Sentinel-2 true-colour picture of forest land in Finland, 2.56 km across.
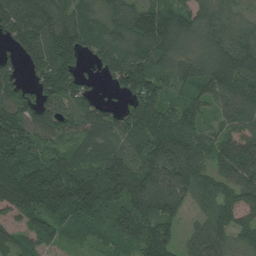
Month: July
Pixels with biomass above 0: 90%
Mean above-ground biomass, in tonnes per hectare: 104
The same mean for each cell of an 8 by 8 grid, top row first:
147 109 99 105 121 112 89 55
72 149 107 110 121 110 100 130
54 143 85 60 148 73 111 140
126 118 86 61 130 87 55 98
161 78 71 60 96 150 72 100
161 187 138 128 118 142 88 107
138 151 140 101 117 74 88 108
56 64 34 54 113 58 104 61
